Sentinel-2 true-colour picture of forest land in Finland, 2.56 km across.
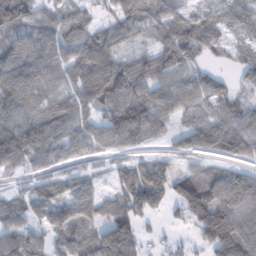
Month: February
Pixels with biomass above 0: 82%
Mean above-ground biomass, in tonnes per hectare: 82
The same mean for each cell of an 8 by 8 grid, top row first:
116 61 55 51 86 72 54 79
83 88 89 79 36 124 63 50
119 96 101 140 96 78 70 38
97 88 86 91 114 81 54 74
162 110 64 60 48 39 83 92
34 54 44 36 87 75 81 83
72 82 87 70 97 45 159 126
103 68 81 155 43 19 93 170
